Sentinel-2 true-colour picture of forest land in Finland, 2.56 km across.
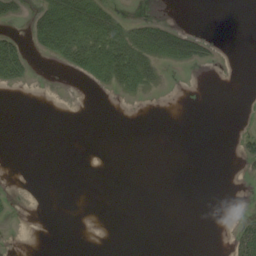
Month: August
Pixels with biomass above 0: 15%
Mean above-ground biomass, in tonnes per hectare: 8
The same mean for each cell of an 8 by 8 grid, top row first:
13 45 57 31 10 1 0 0
35 29 43 46 45 48 15 0
19 0 4 21 21 0 0 0
0 0 0 0 0 0 0 0
0 0 0 0 0 0 0 7
0 0 0 0 0 0 0 1
2 0 0 0 0 0 0 1
1 0 0 0 0 0 0 30
